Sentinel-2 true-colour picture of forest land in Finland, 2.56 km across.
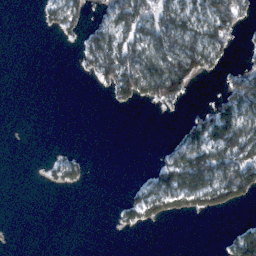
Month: February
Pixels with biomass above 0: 35%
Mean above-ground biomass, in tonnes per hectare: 28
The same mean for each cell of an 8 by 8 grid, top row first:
0 19 29 45 66 68 68 43
0 0 23 70 59 74 71 8
0 0 2 58 75 90 11 56
0 0 0 2 1 4 36 87
0 1 1 0 0 31 93 94
0 8 18 0 11 82 85 86
0 0 0 4 46 34 43 18
0 0 0 0 0 0 0 56
